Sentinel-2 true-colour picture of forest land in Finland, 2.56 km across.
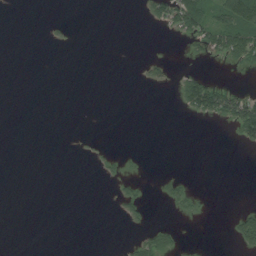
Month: August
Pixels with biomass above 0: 13%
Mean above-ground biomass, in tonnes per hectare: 10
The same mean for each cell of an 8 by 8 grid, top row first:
0 0 0 0 7 64 68 77
0 1 0 0 0 0 38 66
0 0 0 0 8 16 31 2
0 0 0 0 0 5 51 74
0 0 1 1 0 0 0 16
0 0 0 6 4 6 0 0
0 0 0 2 13 10 2 12
0 0 0 0 30 16 0 32
